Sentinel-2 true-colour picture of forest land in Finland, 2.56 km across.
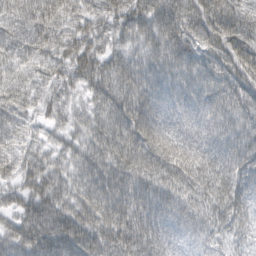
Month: March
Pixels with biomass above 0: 98%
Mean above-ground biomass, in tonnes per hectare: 67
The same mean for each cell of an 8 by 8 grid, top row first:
67 74 53 66 72 73 92 61
68 57 73 43 52 76 66 82
47 44 52 63 59 66 86 77
53 42 35 66 81 58 81 71
47 36 44 71 89 72 67 70
59 64 51 81 79 83 69 69
63 75 68 88 90 78 58 59
74 96 107 91 95 52 46 37
